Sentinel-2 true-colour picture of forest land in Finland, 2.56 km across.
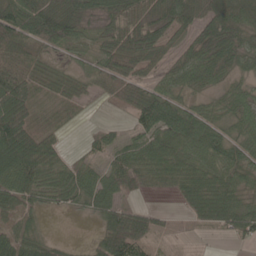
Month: May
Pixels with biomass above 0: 83%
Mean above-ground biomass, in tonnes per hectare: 51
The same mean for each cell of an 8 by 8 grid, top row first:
101 100 61 61 55 69 65 74
89 47 29 66 83 35 89 67
82 35 38 71 52 51 57 35
95 14 12 9 79 55 44 56
107 39 7 36 53 59 58 49
86 62 56 58 52 54 55 47
43 24 28 51 25 11 61 50
49 23 4 63 46 9 5 21
